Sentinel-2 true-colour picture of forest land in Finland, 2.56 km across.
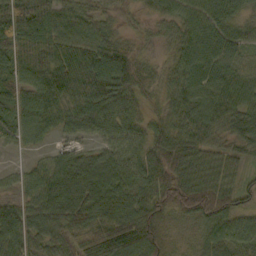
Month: October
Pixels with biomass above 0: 92%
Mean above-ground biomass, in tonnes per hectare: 65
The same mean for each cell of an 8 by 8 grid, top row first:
101 77 57 31 24 59 84 50
91 83 74 66 25 51 92 59
83 87 87 100 55 54 71 78
67 67 78 86 45 48 78 82
35 22 36 66 68 72 61 58
25 58 88 91 75 76 74 36
59 23 66 91 85 64 85 44
75 68 66 111 77 27 47 58
